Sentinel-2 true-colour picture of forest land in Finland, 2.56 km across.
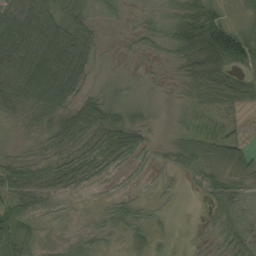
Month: September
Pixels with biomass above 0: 80%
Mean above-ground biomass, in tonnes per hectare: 37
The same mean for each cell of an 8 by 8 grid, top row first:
68 63 48 11 10 41 78 14
78 94 83 2 13 67 150 104
68 120 56 6 4 10 71 54
23 51 68 36 13 5 24 22
7 17 35 55 31 25 44 35
41 31 48 18 10 16 27 24
38 13 3 18 15 3 17 33
71 6 11 8 30 4 7 51
